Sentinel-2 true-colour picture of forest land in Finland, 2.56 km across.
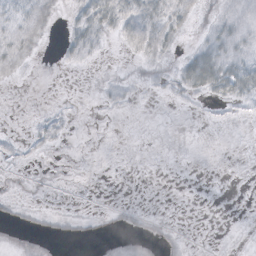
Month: October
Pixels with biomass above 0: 32%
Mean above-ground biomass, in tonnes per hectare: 6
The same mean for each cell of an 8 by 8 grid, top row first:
12 15 13 25 23 14 6 13
19 2 14 2 18 5 19 14
4 0 0 4 4 13 38 37
0 3 0 2 0 1 2 4
3 4 0 0 0 0 0 0
1 1 0 0 0 0 0 0
2 1 0 3 3 0 0 0
7 5 3 3 9 4 0 2
